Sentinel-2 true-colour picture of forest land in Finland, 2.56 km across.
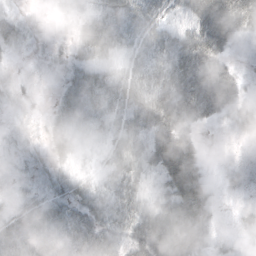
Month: October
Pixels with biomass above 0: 77%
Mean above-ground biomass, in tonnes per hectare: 28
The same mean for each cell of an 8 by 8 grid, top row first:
5 5 24 47 49 26 71 60
5 6 32 39 33 44 51 4
8 3 37 31 29 30 42 15
5 11 29 22 45 55 35 21
10 37 31 28 40 57 2 5
10 17 23 12 17 62 14 9
25 30 24 18 32 64 34 10
31 35 38 22 53 70 26 12
